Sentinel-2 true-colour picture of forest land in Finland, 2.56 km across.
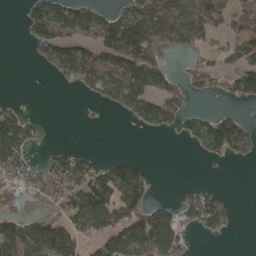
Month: April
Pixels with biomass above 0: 50%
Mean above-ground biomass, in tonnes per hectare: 67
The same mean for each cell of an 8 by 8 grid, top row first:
3 134 124 60 136 122 106 80
0 79 104 137 171 71 38 79
0 6 83 86 156 40 52 106
66 1 3 15 93 70 29 19
169 18 6 0 0 5 91 77
98 85 120 105 52 0 0 0
31 43 125 119 88 44 95 4
122 139 66 93 121 95 10 0
